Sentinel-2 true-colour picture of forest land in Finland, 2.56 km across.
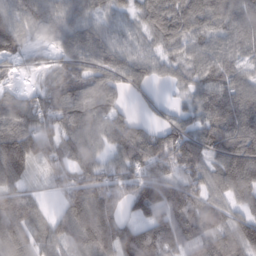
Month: February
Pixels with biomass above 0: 89%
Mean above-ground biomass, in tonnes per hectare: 81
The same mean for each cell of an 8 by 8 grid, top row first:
89 74 71 62 58 68 75 76
83 49 90 81 66 61 74 68
23 42 97 80 67 44 77 68
97 84 95 77 27 47 86 110
123 76 75 68 112 115 95 127
84 38 83 79 92 86 79 141
90 20 124 73 105 123 75 65
105 61 52 108 136 124 80 104
